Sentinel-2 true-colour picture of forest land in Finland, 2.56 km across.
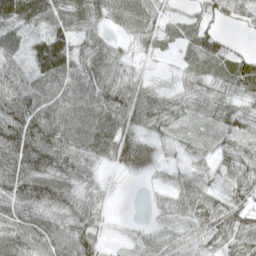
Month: April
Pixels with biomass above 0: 88%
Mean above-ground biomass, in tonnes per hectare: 61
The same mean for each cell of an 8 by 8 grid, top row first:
100 79 59 60 63 36 46 41
45 151 55 37 29 34 77 18
68 118 81 58 32 23 64 100
103 113 90 85 73 47 36 62
116 101 73 79 44 27 27 47
101 103 61 11 19 31 44 84
63 73 65 13 5 52 73 73
77 65 81 13 32 43 64 65
